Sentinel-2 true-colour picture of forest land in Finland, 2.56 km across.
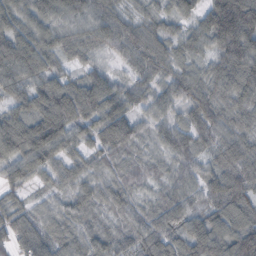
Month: October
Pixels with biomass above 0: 97%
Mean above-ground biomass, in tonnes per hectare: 76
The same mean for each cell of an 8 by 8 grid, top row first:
84 98 83 78 45 63 99 141
123 75 64 59 97 52 65 107
87 81 62 65 67 74 69 100
66 131 113 117 53 54 85 73
125 126 64 84 34 78 66 72
64 50 51 41 43 57 69 100
54 41 57 50 50 69 67 86
65 82 62 56 76 72 116 120
